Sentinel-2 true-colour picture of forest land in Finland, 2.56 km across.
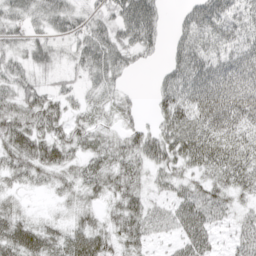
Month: April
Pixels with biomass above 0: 85%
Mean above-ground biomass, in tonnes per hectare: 47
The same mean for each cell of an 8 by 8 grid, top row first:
42 56 38 51 89 16 87 59
36 41 47 65 53 44 63 63
47 21 28 37 1 71 95 83
56 59 19 18 16 79 91 86
61 59 38 35 56 68 72 57
37 32 37 48 30 40 40 54
25 5 28 28 44 46 61 23
62 48 52 37 39 30 40 34
